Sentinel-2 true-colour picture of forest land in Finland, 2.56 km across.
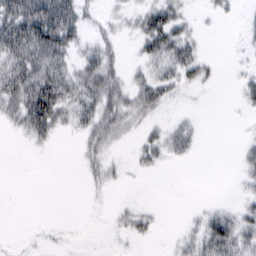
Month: February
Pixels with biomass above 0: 44%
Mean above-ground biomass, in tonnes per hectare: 22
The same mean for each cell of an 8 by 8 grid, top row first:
76 94 38 10 32 34 6 7
70 73 24 22 26 49 2 4
58 64 40 40 27 32 19 10
39 74 39 46 32 4 0 4
2 13 15 22 21 25 0 6
0 0 7 16 5 0 0 8
0 0 0 7 10 0 9 16
1 2 1 3 12 9 44 37
